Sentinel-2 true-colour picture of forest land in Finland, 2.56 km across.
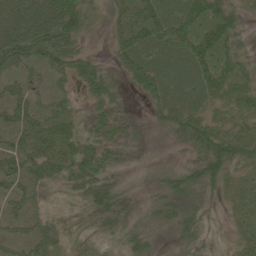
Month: June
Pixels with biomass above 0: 84%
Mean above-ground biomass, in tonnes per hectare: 46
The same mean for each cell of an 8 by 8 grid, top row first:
80 97 76 30 56 49 62 27
106 101 43 26 71 66 65 30
55 41 52 31 65 58 65 43
61 45 21 59 12 52 38 36
47 73 60 62 23 31 76 68
62 50 71 28 10 41 66 26
33 13 11 49 17 46 20 20
41 53 8 21 38 22 7 27
